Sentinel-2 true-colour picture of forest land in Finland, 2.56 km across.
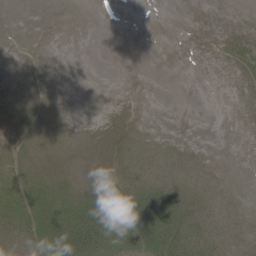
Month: June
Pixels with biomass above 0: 45%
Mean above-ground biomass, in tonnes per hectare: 11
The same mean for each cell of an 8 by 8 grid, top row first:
0 0 0 0 0 0 0 0
0 0 0 0 0 0 1 8
0 1 0 0 0 0 0 3
10 5 0 2 1 0 0 0
11 9 4 15 6 2 0 0
18 16 7 19 16 11 5 0
22 39 41 62 51 35 16 2
10 37 56 41 38 36 21 8
